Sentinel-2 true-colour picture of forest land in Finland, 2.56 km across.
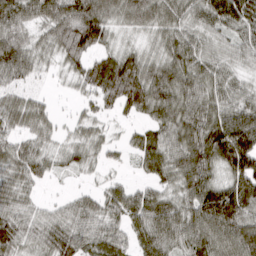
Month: March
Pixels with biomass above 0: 90%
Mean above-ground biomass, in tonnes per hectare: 70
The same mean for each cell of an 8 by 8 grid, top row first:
77 77 118 62 81 62 71 88
97 48 114 46 38 70 48 43
54 9 53 150 121 94 68 41
71 33 18 37 67 90 81 88
61 37 43 24 53 69 109 141
64 35 16 15 17 71 76 107
67 27 60 65 90 74 129 134
92 95 86 75 74 81 109 97
